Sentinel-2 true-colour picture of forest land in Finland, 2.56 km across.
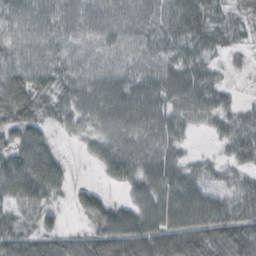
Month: October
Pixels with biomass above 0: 89%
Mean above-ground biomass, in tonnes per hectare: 50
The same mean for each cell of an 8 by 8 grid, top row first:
51 52 58 56 55 70 49 21
47 49 45 52 48 52 41 20
63 44 52 60 56 64 42 5
70 35 49 68 65 51 41 25
49 38 11 53 54 37 5 45
88 74 1 36 61 59 32 26
43 35 13 36 58 87 71 47
58 49 41 95 84 94 76 68
